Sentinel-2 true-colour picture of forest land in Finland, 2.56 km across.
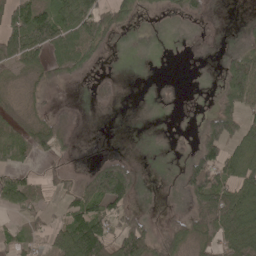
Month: May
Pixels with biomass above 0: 49%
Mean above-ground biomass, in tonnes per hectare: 44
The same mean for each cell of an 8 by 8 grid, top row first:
85 96 94 65 18 17 18 2
100 91 104 10 0 0 1 21
15 35 21 19 0 0 0 92
12 31 15 8 0 0 21 64
64 71 12 1 0 6 66 62
39 25 29 162 10 7 109 76
40 24 65 68 6 7 113 110
37 34 126 75 93 54 54 99
